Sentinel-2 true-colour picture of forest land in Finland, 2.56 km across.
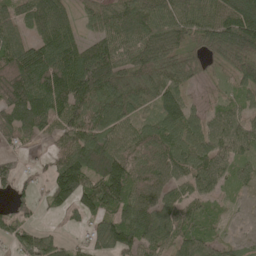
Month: May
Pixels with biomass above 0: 85%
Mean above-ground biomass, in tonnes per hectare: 91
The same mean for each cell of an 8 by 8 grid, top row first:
83 143 43 92 112 97 95 152
113 133 91 134 124 90 69 139
159 155 160 109 68 62 19 60
133 134 127 116 59 107 48 58
42 39 121 110 89 88 93 81
60 67 161 174 81 70 104 47
47 38 92 96 100 88 42 16
63 53 23 129 114 88 61 37
